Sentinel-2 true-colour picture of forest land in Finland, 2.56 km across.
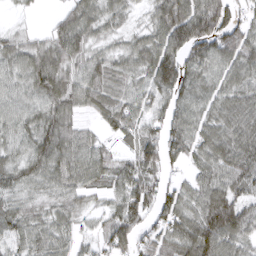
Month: March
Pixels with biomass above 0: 89%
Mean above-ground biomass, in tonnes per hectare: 64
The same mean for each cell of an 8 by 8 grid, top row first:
10 9 68 49 27 105 133 51
50 63 63 39 65 101 93 82
50 100 65 65 58 105 59 66
63 77 47 69 65 63 55 78
54 92 60 35 87 67 68 37
57 61 60 62 76 23 58 71
51 44 40 44 71 73 94 77
63 56 40 79 44 64 104 65
